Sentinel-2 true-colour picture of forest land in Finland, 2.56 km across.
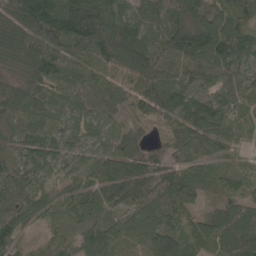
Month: May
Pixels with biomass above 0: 96%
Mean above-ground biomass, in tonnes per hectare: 93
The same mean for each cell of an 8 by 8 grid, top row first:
139 189 195 130 69 109 98 85
135 121 128 159 118 139 163 126
75 108 87 88 153 78 75 74
72 61 58 73 110 131 122 67
62 83 61 70 73 117 99 53
82 52 64 103 73 86 49 59
84 61 65 66 79 97 30 78
62 42 63 91 68 118 83 125
